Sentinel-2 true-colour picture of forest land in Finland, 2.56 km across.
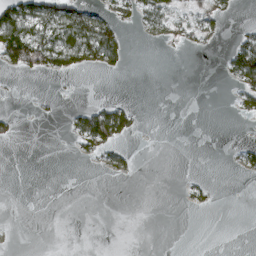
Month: March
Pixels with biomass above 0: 21%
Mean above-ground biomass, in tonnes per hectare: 17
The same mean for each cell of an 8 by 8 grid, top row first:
76 77 68 37 41 30 41 3
111 67 76 59 1 12 9 54
2 4 2 2 0 0 0 55
4 2 28 63 2 0 0 19
4 0 29 44 0 0 0 10
0 0 0 10 0 0 3 7
0 0 0 0 0 1 8 0
0 0 0 0 0 0 0 0
